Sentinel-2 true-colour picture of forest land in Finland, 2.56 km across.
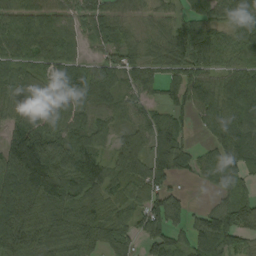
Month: August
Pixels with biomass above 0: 87%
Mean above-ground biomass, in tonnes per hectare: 81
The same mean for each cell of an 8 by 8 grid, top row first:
81 82 71 63 36 40 60 66
73 105 55 64 62 84 97 56
63 69 82 92 73 63 72 81
62 73 68 62 56 60 78 95
148 116 101 51 72 87 37 95
170 147 96 72 93 58 49 60
155 140 91 54 88 74 40 90
121 97 113 101 69 60 112 63
